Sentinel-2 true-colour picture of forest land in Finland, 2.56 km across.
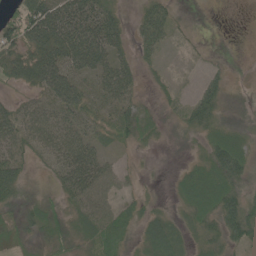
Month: May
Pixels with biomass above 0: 72%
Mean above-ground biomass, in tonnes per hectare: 35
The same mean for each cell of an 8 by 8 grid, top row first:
36 82 70 34 44 20 0 0
62 85 90 47 39 8 3 1
41 75 46 55 14 6 23 5
36 46 49 42 29 19 48 11
45 48 58 17 18 8 31 30
52 16 78 29 5 14 56 47
28 27 35 32 18 13 51 55
25 35 30 50 34 40 28 41
